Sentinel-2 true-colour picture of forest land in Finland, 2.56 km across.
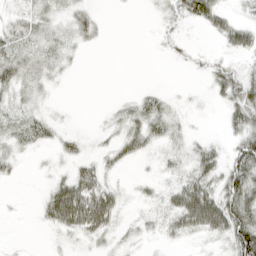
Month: April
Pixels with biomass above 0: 61%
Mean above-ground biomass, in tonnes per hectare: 21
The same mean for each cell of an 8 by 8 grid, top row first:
18 24 24 1 1 20 46 13
40 28 13 0 0 8 4 36
45 19 1 0 0 0 17 41
23 10 0 6 32 9 1 42
26 17 11 13 26 11 15 38
9 7 38 9 4 15 38 61
1 39 84 43 6 49 89 69
1 2 13 11 6 14 14 70
